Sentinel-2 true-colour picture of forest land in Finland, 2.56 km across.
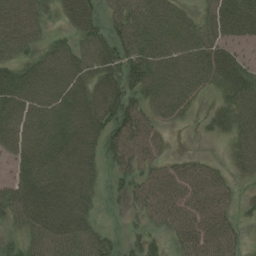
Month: August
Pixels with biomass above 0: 82%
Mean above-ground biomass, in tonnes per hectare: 51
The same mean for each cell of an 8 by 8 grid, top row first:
63 21 55 32 60 43 36 69
43 38 43 48 61 58 61 39
69 88 60 51 65 65 47 66
76 83 78 67 49 38 17 59
65 90 78 46 56 4 6 43
52 96 72 23 42 44 47 29
60 88 64 6 38 54 63 21
24 63 50 22 30 28 62 27
